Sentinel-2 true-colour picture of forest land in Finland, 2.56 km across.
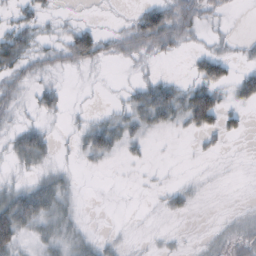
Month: October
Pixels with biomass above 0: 49%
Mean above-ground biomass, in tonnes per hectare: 19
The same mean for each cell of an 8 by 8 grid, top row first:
17 12 3 1 46 49 16 1
51 20 61 21 33 21 11 8
26 12 1 1 14 13 49 36
15 19 5 13 44 45 73 19
31 26 20 37 14 1 8 2
10 23 4 1 2 2 2 1
65 45 10 0 1 13 0 4
42 31 27 8 3 4 7 18
